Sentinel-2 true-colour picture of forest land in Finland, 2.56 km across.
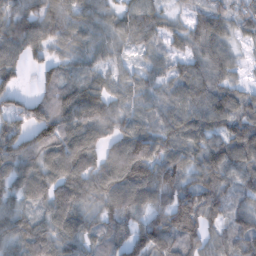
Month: February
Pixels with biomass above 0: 91%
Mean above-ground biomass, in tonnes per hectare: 82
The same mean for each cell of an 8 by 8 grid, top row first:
85 91 75 55 85 27 65 54
87 71 57 50 40 36 77 35
47 57 64 57 54 71 89 43
76 104 133 74 64 85 110 84
94 111 133 74 113 89 80 130
85 100 124 109 118 109 92 92
61 78 97 77 85 129 105 49
89 99 87 66 109 103 66 84
